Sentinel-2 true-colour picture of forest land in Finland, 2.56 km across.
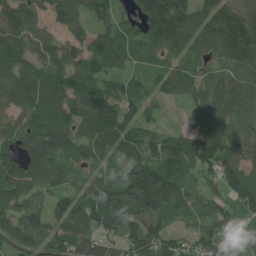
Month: July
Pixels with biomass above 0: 89%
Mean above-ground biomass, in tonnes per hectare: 110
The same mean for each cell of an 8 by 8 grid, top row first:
118 77 74 100 132 188 115 132
129 91 74 110 84 106 93 181
126 135 100 74 51 95 64 97
105 142 138 168 86 10 77 98
91 137 115 161 122 107 146 107
127 99 60 73 162 135 67 133
115 100 132 171 147 107 76 93
139 126 126 88 146 100 105 34
